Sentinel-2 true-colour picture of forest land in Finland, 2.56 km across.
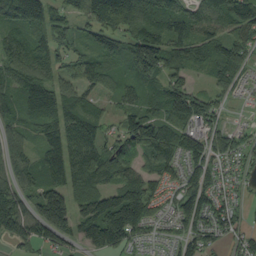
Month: September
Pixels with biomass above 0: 87%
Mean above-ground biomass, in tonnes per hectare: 91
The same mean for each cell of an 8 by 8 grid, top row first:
142 123 63 150 143 114 91 131
94 88 51 93 162 90 92 84
105 87 35 61 86 77 43 50
93 128 109 39 92 128 96 3
68 81 122 60 118 112 106 63
98 106 117 72 75 48 97 38
152 178 100 168 126 67 79 32
80 95 79 148 37 48 70 49
